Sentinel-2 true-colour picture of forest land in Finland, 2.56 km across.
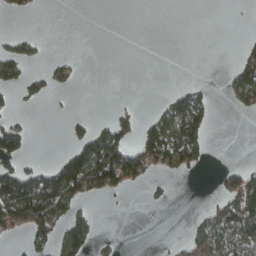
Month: March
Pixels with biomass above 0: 28%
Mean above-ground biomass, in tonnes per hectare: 37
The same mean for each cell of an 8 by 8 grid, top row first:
8 0 0 0 0 0 0 0
34 3 0 0 0 0 0 13
44 37 9 0 0 1 2 53
13 2 3 15 7 103 57 10
78 0 54 127 84 130 38 0
106 86 149 132 54 18 0 68
148 141 28 1 4 2 20 106
13 53 81 7 0 7 77 113
